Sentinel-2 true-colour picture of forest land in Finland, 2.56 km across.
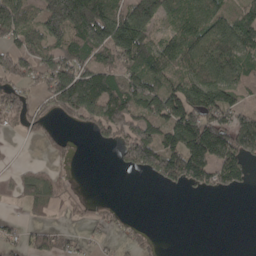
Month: April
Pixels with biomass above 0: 61%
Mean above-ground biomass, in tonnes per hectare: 96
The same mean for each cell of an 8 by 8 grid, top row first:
148 166 246 175 193 96 112 96
90 113 130 162 146 136 127 126
90 137 205 101 148 137 179 86
87 69 152 166 135 173 159 104
3 39 7 52 181 166 262 190
26 57 3 1 38 152 128 83
8 56 20 25 0 0 0 0
48 82 39 28 39 0 0 0
